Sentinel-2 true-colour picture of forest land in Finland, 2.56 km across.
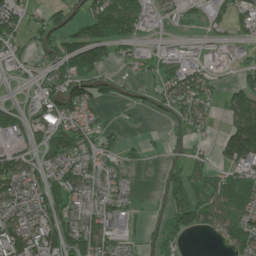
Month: June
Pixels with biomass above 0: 67%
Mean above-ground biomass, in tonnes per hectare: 68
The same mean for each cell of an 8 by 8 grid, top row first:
91 64 78 136 65 37 47 46
46 97 164 89 24 31 34 32
25 72 140 55 30 94 48 60
78 106 88 6 27 45 34 126
47 92 89 40 27 20 14 184
96 65 95 58 2 53 66 88
72 89 63 85 9 92 86 83
138 124 111 73 27 58 2 76
